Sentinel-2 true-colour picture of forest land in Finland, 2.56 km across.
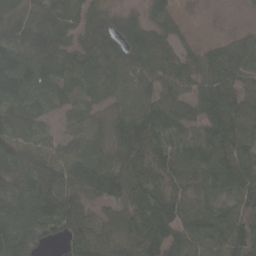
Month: April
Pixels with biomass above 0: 91%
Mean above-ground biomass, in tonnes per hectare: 87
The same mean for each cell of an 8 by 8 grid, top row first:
112 95 66 56 54 46 4 4
116 121 79 103 112 76 43 77
171 120 54 71 72 92 86 60
110 52 52 72 84 87 111 102
89 65 66 89 112 64 89 105
93 114 98 107 100 87 85 108
108 131 88 53 108 90 76 70
134 45 111 78 119 101 99 107
